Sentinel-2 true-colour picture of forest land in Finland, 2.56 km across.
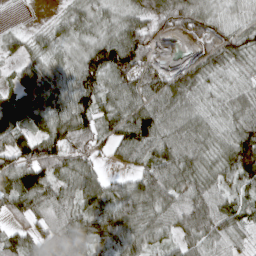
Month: April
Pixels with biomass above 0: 89%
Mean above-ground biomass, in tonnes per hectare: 67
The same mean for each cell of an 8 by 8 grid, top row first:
1 9 59 41 69 80 59 40
32 44 48 120 90 15 55 69
36 61 88 81 78 73 53 38
85 77 93 71 88 67 45 68
90 81 70 55 101 89 61 80
109 88 85 25 71 91 67 71
63 81 68 79 82 74 95 70
71 64 90 74 73 52 69 38
